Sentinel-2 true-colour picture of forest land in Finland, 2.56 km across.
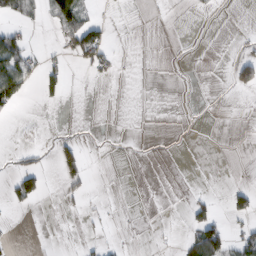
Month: February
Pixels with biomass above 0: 13%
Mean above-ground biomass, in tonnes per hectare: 12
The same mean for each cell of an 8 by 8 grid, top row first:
19 20 42 2 0 0 1 0
51 3 58 15 0 0 0 3
72 36 1 4 0 0 0 51
7 0 0 0 0 0 0 0
1 3 28 2 1 0 0 0
43 16 35 0 0 0 0 0
11 0 7 2 0 1 29 32
1 0 7 4 1 6 90 33
